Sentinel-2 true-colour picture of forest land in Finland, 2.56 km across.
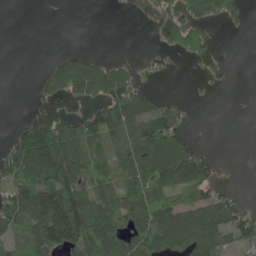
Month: May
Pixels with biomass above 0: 54%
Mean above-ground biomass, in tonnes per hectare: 69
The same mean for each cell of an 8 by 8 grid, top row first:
0 0 0 1 6 78 66 40
0 0 12 0 6 56 60 0
0 52 139 115 17 2 30 1
0 117 69 101 91 48 0 0
83 175 85 63 136 99 5 0
100 193 104 57 152 116 75 1
118 164 159 101 123 117 103 55
102 159 157 110 97 117 106 61
